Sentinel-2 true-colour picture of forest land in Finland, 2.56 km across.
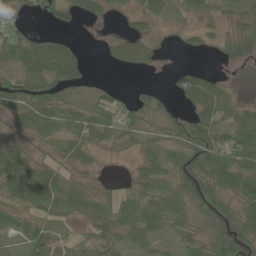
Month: June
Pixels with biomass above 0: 76%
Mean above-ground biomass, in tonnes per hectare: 43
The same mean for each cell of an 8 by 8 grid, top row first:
26 31 37 25 39 21 35 35
71 61 17 27 45 9 20 46
49 72 33 2 2 22 44 11
39 60 46 44 48 19 74 45
35 31 47 27 30 49 77 88
58 59 22 8 48 51 64 72
53 53 52 50 62 58 68 54
27 53 40 39 40 29 59 80
